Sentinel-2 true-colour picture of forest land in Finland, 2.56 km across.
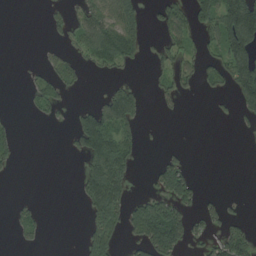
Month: August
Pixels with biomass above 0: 33%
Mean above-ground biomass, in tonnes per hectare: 47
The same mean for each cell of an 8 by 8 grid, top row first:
0 16 44 94 55 63 79 212
0 14 39 119 45 52 32 174
0 47 28 18 5 50 36 137
3 28 39 137 33 8 3 40
42 0 79 121 19 3 0 1
5 0 41 131 5 112 0 0
22 3 14 108 82 85 34 7
16 7 17 61 83 106 37 91
